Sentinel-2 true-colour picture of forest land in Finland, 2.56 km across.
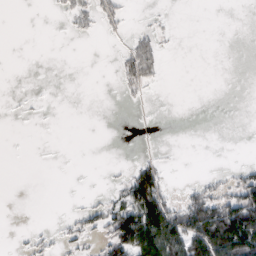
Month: March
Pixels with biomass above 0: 21%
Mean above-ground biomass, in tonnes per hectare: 21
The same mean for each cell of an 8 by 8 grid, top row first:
0 1 26 23 2 1 0 0
0 0 0 1 44 2 0 0
0 0 0 2 36 0 0 0
2 1 0 0 0 0 0 0
0 0 0 0 0 0 0 0
0 0 0 4 78 1 11 30
0 0 13 39 126 49 90 110
2 11 20 71 137 112 130 152
